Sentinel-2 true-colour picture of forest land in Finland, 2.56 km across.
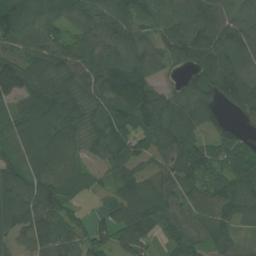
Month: July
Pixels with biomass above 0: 91%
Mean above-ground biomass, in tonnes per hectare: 85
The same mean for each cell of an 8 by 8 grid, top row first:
124 80 67 94 84 94 103 69
80 93 77 94 79 104 123 102
171 112 79 122 106 34 120 108
60 116 83 86 125 120 87 59
82 116 58 95 55 109 65 70
93 99 44 50 80 80 84 92
112 111 19 51 113 81 71 64
58 108 67 66 65 61 59 39
